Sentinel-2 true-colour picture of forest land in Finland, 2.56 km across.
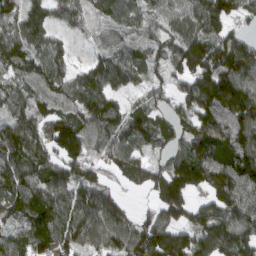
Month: March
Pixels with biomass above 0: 88%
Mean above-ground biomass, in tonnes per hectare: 112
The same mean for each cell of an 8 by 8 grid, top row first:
108 104 86 91 70 103 189 85
147 101 13 71 83 112 166 151
95 115 82 111 64 72 169 162
104 94 107 103 83 68 116 157
147 123 136 119 85 80 147 141
144 117 94 52 88 141 145 152
132 146 129 107 20 123 96 135
89 117 103 118 143 130 147 147
